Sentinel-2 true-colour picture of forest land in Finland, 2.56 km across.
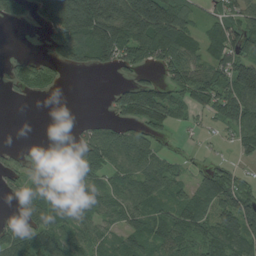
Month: August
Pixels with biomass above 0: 69%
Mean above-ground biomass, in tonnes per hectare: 77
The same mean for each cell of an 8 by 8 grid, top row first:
72 148 275 240 260 138 30 70
0 36 135 158 138 127 73 93
57 50 0 10 43 73 84 154
0 0 0 41 136 63 47 99
8 24 48 101 83 8 8 42
40 90 88 61 90 46 60 33
31 106 81 59 80 73 76 126
95 75 69 48 79 96 72 96
